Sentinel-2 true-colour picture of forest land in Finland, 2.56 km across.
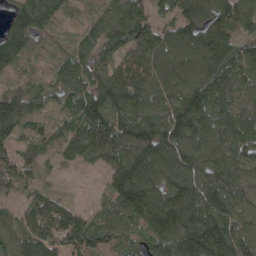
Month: April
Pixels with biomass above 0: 94%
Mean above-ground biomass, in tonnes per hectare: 124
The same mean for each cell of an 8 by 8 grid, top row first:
102 138 45 91 100 110 147 144
135 44 87 64 148 151 151 98
68 66 114 161 172 162 144 111
167 60 128 143 159 161 148 95
88 80 139 142 176 160 142 142
130 35 8 116 176 159 149 143
59 147 42 47 189 208 170 123
123 163 132 67 90 204 220 153
